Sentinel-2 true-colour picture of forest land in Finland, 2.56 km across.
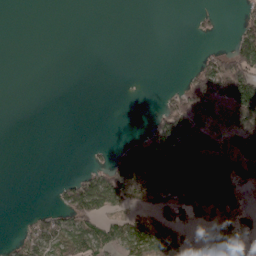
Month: April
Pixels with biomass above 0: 35%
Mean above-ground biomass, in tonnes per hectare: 37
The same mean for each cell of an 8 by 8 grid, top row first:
0 0 0 0 0 0 9 17
0 0 0 0 0 0 9 91
0 0 0 0 0 1 91 127
0 0 0 0 2 90 32 82
0 0 0 11 77 119 73 42
0 0 38 101 76 100 111 74
0 14 110 51 41 90 106 90
27 95 76 68 104 57 31 54
